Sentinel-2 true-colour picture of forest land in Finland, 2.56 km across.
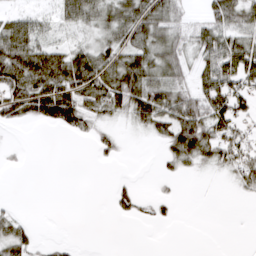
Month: March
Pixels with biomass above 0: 54%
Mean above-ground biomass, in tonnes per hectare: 38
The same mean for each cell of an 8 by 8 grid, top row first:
33 18 68 54 75 35 35 64
86 47 33 50 54 46 64 73
80 93 95 82 77 51 64 68
60 84 75 47 73 80 95 52
3 0 3 21 3 71 70 56
0 0 0 4 0 16 5 36
8 0 0 17 16 8 0 0
61 8 2 0 0 0 0 0
